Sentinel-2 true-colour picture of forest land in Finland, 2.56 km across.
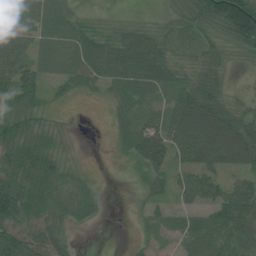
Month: July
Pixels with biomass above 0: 78%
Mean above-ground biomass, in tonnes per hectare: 46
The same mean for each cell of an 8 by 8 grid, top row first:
67 59 18 9 6 14 85 136
66 31 53 63 73 32 33 40
69 24 41 52 68 42 58 2
59 20 2 19 33 70 101 39
70 45 3 10 62 61 113 115
71 58 13 1 26 33 51 43
84 50 31 1 18 24 48 98
69 49 5 0 22 26 69 70
